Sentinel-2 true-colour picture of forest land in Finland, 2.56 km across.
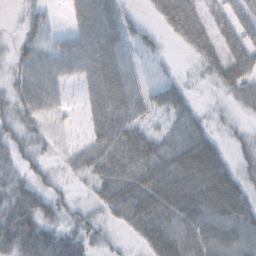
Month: October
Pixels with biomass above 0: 80%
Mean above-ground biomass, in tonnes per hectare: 46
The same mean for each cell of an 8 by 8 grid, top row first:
6 23 51 54 14 74 38 38
25 41 63 57 19 11 50 59
36 50 36 72 0 12 26 56
41 37 12 72 9 28 16 20
44 24 19 64 67 55 56 25
34 24 24 62 68 81 97 41
70 45 24 53 79 85 83 71
96 70 47 16 47 77 82 64
